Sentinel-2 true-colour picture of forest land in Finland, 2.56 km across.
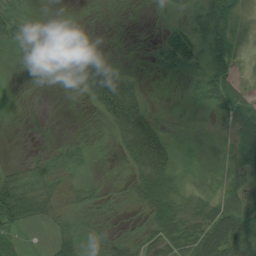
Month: August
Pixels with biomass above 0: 68%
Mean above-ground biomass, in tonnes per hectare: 21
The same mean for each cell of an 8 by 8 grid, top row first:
22 2 1 1 2 7 40 20
13 0 1 1 3 55 39 22
2 1 21 56 8 10 33 21
0 0 0 56 38 8 15 42
0 3 7 11 73 20 11 32
30 24 14 2 43 25 10 26
63 23 15 7 21 37 28 44
13 8 23 11 23 36 61 50
